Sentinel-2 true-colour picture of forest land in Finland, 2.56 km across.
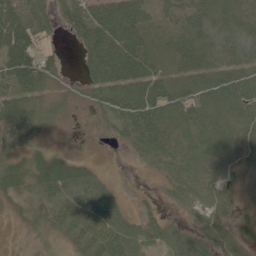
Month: June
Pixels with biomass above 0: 89%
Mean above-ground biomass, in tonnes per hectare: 47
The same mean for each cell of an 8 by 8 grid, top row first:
75 49 80 99 61 53 49 50
110 27 40 95 59 35 52 53
79 48 27 83 79 37 50 62
53 30 9 56 85 53 52 41
62 15 3 18 58 33 44 36
39 60 52 10 11 36 44 31
17 50 74 45 13 19 41 27
12 23 63 78 47 56 47 29
